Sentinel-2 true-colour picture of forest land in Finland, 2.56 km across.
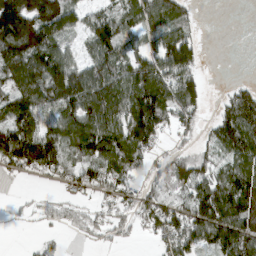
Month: March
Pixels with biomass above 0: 73%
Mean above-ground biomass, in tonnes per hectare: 88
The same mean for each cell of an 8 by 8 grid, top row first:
220 179 70 88 104 82 0 0
175 145 40 112 65 149 4 0
112 152 138 120 162 103 15 10
122 99 138 142 181 100 22 129
172 131 105 124 97 26 51 125
29 52 77 86 49 97 88 113
14 34 36 45 70 81 153 139
0 28 16 33 18 96 103 146
